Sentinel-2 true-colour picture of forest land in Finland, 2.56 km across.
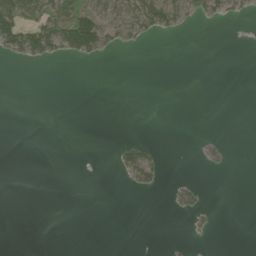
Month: July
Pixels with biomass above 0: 14%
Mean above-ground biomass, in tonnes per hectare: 12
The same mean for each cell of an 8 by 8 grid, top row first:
83 61 95 38 68 48 23 13
60 66 112 23 7 0 0 0
0 0 0 0 0 0 0 0
0 0 0 0 0 0 0 0
0 0 0 5 22 0 7 0
0 0 0 2 34 2 2 0
0 0 0 0 0 13 7 0
0 0 0 0 0 1 2 0
